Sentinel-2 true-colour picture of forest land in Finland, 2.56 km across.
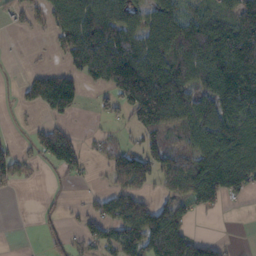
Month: November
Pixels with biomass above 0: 62%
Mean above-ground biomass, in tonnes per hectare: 82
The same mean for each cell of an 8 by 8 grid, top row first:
40 50 125 108 77 111 111 125
1 17 134 139 114 147 173 190
8 102 62 105 130 130 132 204
13 50 21 45 132 105 143 136
18 112 53 42 70 88 122 166
60 7 33 60 96 117 169 156
0 11 22 74 75 62 48 8
0 27 39 72 121 117 48 3
